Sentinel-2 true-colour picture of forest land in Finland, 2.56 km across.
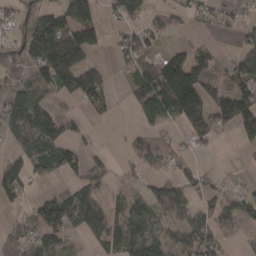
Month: March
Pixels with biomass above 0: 62%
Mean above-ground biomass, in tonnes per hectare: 68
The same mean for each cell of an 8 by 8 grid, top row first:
43 97 105 39 63 32 31 29
45 178 159 22 69 29 23 37
47 78 166 24 103 220 82 77
128 88 24 17 77 117 130 155
63 92 39 3 52 39 44 26
89 60 54 29 37 66 25 6
23 94 114 55 92 81 40 62
68 75 18 59 110 82 83 27
